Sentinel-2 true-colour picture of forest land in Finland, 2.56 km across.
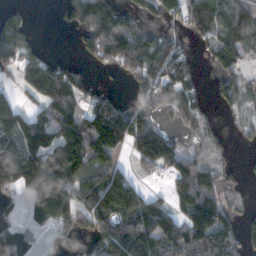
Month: November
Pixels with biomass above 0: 64%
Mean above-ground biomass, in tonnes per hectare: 103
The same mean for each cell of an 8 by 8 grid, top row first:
40 1 125 149 47 77 127 154
107 13 45 153 109 65 64 101
52 189 59 7 71 101 17 70
115 109 112 167 78 52 31 29
127 195 236 196 193 80 40 10
188 255 153 129 40 123 117 23
22 223 135 194 151 77 191 30
143 10 46 181 147 113 124 84
